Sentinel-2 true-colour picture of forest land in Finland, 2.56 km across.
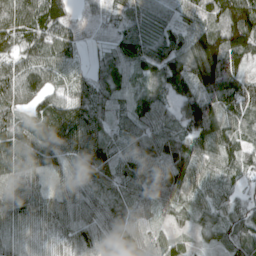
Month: April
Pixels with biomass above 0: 95%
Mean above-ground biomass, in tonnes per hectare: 77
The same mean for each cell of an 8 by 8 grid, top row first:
101 87 24 41 47 43 66 145
52 86 31 42 84 89 137 115
104 74 48 60 45 117 137 112
49 97 85 48 68 71 116 100
99 129 108 58 99 104 87 78
86 48 63 64 76 98 59 54
87 71 75 57 80 60 70 70
69 46 83 95 67 40 38 105
